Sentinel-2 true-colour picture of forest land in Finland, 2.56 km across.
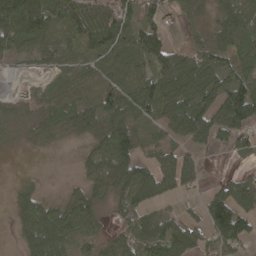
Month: April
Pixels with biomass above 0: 75%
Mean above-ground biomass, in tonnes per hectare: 63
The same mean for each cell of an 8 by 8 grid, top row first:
129 78 97 81 55 35 25 92
67 49 39 82 76 40 64 78
6 20 53 64 68 117 107 77
18 61 88 82 68 89 85 130
13 36 21 112 61 49 53 42
7 2 27 115 95 122 14 30
37 59 84 33 72 21 75 82
19 111 66 47 78 92 71 82
